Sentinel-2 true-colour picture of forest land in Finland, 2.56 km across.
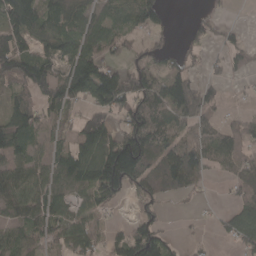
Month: April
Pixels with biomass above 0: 69%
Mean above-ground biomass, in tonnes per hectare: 79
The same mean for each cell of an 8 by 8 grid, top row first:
122 81 85 48 99 4 32 0
130 68 91 59 53 24 27 52
125 140 173 150 108 102 41 11
109 59 45 98 149 106 76 21
95 49 118 165 197 89 81 72
77 71 117 228 119 134 33 62
67 87 43 32 48 5 7 67
60 59 84 52 171 23 6 69
